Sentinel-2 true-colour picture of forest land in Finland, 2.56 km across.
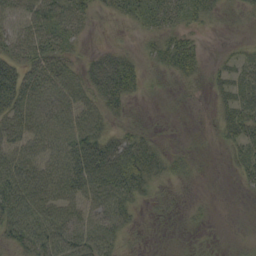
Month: September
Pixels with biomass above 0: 65%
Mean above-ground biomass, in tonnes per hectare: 27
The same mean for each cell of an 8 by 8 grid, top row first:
30 40 27 10 28 33 21 6
35 31 9 16 11 47 5 6
61 37 28 75 17 14 11 24
48 52 37 24 3 1 3 35
40 45 48 45 33 2 1 30
54 47 59 65 46 13 0 16
55 51 38 48 10 6 3 0
35 52 47 28 4 0 0 1
